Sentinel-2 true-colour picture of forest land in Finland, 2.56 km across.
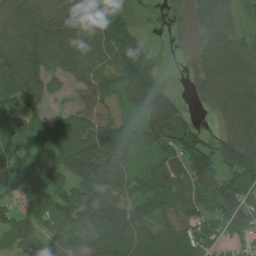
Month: July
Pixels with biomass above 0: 85%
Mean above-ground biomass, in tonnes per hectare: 89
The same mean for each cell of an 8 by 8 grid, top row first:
143 102 107 61 0 0 98 62
126 108 102 86 49 0 80 88
115 69 74 62 100 4 81 115
75 41 83 58 95 112 22 128
70 97 148 120 60 142 90 128
115 130 120 90 60 137 156 132
70 101 114 101 78 118 92 102
78 78 91 117 96 97 73 53
